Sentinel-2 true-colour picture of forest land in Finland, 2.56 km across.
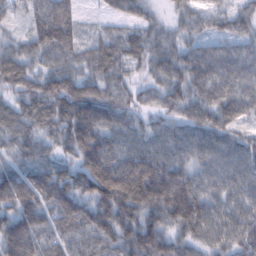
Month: February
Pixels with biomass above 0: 96%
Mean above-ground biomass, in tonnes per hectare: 90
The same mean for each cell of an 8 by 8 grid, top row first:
44 122 41 41 46 34 44 55
49 107 61 74 73 59 50 48
74 81 88 71 37 78 91 82
66 97 154 102 49 61 74 68
68 54 162 98 73 74 78 59
106 131 132 220 185 115 72 77
127 130 141 175 143 162 83 76
165 87 86 106 145 76 67 79
